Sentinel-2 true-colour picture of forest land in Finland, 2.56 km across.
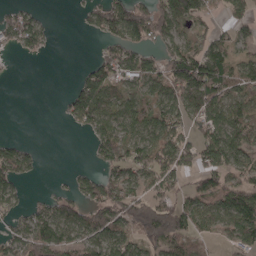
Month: April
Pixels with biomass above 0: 63%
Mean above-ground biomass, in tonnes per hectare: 71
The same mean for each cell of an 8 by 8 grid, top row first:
56 11 15 109 109 118 42 56
41 24 0 67 62 84 87 42
2 0 44 92 84 121 158 82
0 0 100 93 85 94 119 99
43 0 1 107 96 99 106 92
81 2 38 67 81 74 93 73
46 62 69 105 114 106 91 144
73 106 85 104 89 107 32 71
